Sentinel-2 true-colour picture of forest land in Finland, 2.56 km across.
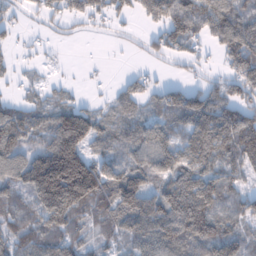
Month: January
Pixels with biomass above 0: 77%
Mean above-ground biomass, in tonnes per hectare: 83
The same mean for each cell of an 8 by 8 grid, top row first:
31 41 55 43 57 131 114 98
24 19 5 7 24 64 37 155
21 19 5 11 43 26 41 93
73 64 98 44 52 108 125 93
101 106 157 63 109 94 139 138
111 237 257 108 101 116 113 62
73 143 100 92 112 128 131 70
70 98 54 41 102 110 106 79
